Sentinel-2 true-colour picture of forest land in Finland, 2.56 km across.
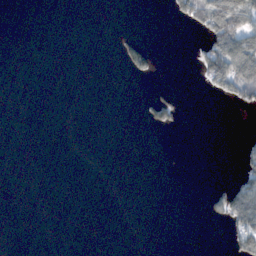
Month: November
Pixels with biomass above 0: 11%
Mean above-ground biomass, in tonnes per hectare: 13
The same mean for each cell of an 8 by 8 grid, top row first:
0 0 0 0 0 31 104 97
0 0 0 2 33 0 66 106
0 0 0 0 8 0 45 116
0 0 0 0 15 31 0 14
0 0 0 0 0 0 0 8
0 0 0 0 0 0 0 31
0 0 0 0 0 0 16 93
0 0 0 0 0 0 0 49
